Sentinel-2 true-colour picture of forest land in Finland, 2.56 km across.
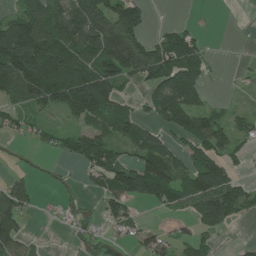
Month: July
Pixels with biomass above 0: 59%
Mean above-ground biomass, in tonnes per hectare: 63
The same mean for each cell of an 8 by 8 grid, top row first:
55 74 132 119 48 1 3 0
155 127 108 161 97 115 26 0
122 153 123 91 61 121 28 8
37 40 77 75 26 117 63 21
13 23 74 76 81 37 72 28
21 8 20 84 120 94 132 29
101 6 25 60 17 39 131 76
87 3 29 31 39 47 26 8
